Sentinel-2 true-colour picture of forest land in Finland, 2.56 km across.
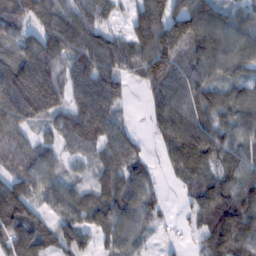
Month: February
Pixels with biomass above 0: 87%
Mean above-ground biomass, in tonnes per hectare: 86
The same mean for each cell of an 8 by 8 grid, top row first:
95 89 88 47 110 126 108 68
67 124 108 101 107 131 117 94
130 133 88 95 84 95 70 65
131 88 80 81 23 106 79 95
87 50 60 83 27 110 115 81
73 83 38 79 63 46 80 79
158 52 87 111 96 11 103 110
97 65 69 64 42 15 93 135
